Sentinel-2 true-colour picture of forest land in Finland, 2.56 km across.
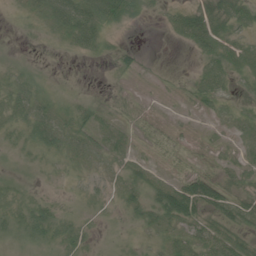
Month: June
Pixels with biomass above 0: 67%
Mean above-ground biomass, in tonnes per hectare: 20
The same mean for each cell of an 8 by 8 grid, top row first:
4 37 64 50 14 22 49 37
1 3 23 10 5 4 37 28
16 6 1 5 2 2 34 13
28 30 19 10 4 2 9 15
12 34 29 24 3 6 4 12
8 6 9 15 24 13 26 17
22 26 9 9 37 76 37 30
12 25 24 5 9 30 41 30
